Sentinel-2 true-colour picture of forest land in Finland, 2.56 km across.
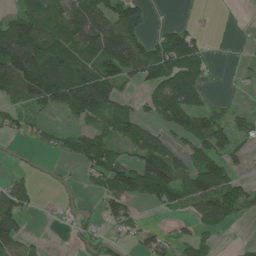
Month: June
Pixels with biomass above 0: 59%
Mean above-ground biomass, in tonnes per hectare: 63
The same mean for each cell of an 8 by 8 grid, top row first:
55 74 132 119 48 1 3 0
155 127 108 161 97 115 26 0
122 153 123 91 61 121 28 8
37 40 77 75 26 117 63 21
13 23 74 76 81 37 72 28
21 8 20 84 120 94 132 29
101 6 25 60 17 39 131 76
87 3 29 31 39 47 26 8
